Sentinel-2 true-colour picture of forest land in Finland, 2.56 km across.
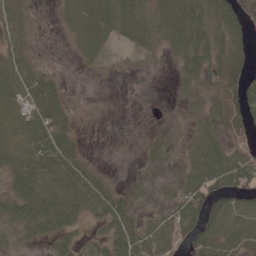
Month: May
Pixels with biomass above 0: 72%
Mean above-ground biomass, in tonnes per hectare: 37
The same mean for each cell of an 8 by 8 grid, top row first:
27 2 46 68 46 77 56 66
20 1 21 11 23 46 63 40
30 29 1 1 4 19 49 76
29 78 5 0 1 11 48 63
37 86 19 2 16 20 51 37
57 45 38 8 39 25 56 66
50 67 31 64 27 39 58 57
18 32 29 54 61 41 59 43
